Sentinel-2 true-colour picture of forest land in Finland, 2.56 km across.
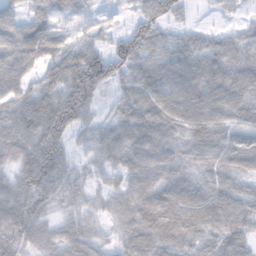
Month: November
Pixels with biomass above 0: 88%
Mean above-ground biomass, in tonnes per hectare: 66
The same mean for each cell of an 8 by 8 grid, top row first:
50 63 35 18 53 36 6 16
84 74 52 51 77 62 56 60
69 46 107 66 71 80 88 76
61 95 87 38 77 81 82 70
83 102 30 75 90 71 84 69
59 90 43 43 77 74 68 65
78 46 48 49 85 95 98 73
72 59 87 37 78 77 61 67
